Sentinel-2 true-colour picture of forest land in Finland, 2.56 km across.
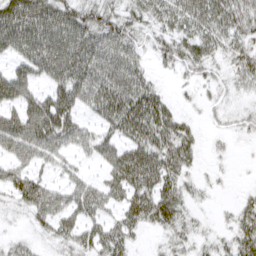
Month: March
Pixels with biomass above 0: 75%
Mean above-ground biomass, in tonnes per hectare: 40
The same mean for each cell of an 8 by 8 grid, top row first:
70 68 61 46 39 48 64 55
45 76 69 59 29 46 43 41
39 40 62 61 40 12 26 29
30 72 37 65 79 26 12 21
55 53 35 41 62 60 8 5
43 20 22 41 63 45 8 1
24 54 47 29 58 47 7 25
16 21 43 48 9 26 20 44
